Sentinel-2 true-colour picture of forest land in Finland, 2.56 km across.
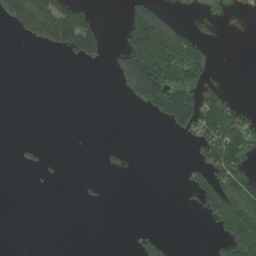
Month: July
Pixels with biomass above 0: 24%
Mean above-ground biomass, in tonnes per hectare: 41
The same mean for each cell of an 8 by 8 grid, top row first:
88 167 129 0 137 20 20 9
0 39 144 20 253 209 40 0
0 0 0 11 234 133 36 0
0 0 0 0 30 183 65 35
4 4 0 5 0 2 68 91
0 6 2 5 0 2 57 101
0 0 3 0 0 0 48 112
0 0 0 0 15 0 7 111
